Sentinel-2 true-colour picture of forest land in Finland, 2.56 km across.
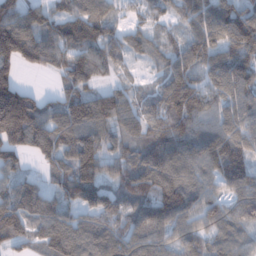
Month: January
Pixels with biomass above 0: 90%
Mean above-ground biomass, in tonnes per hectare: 111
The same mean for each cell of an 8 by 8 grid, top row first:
133 92 101 70 49 63 132 149
204 129 96 80 79 74 132 157
98 14 76 38 20 128 104 144
270 102 147 141 83 148 107 123
141 143 169 75 89 149 139 120
79 63 147 67 142 144 100 128
133 104 93 111 118 161 108 104
87 91 97 108 119 98 99 89
